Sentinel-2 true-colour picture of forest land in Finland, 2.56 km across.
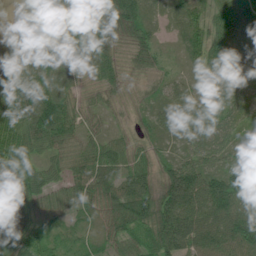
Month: July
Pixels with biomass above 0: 95%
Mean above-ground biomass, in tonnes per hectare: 62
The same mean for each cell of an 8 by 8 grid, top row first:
12 91 108 84 63 39 46 130
55 76 83 71 72 21 75 83
67 66 42 62 35 31 57 55
74 107 44 31 26 45 58 53
78 68 49 53 33 26 70 30
89 54 70 68 71 101 86 78
47 38 53 76 85 102 89 94
13 29 26 46 56 95 81 87
